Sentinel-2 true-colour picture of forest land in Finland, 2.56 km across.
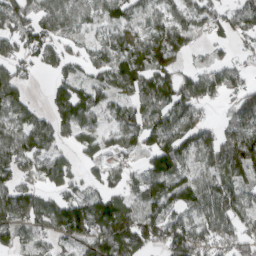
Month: March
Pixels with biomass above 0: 78%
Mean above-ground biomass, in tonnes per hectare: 80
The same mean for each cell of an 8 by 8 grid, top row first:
110 95 76 73 69 69 75 90
81 86 34 75 89 78 32 31
89 23 64 78 86 80 71 60
74 57 101 48 80 95 21 88
105 78 57 55 70 102 89 135
96 98 49 55 78 98 70 84
126 78 116 114 81 80 101 99
71 65 94 124 96 124 92 85
